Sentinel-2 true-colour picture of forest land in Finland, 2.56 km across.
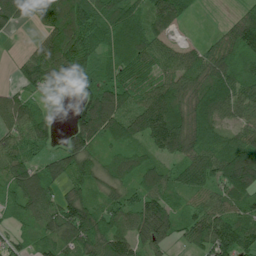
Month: July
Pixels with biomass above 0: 86%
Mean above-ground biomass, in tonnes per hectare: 85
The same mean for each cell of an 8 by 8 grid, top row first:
98 107 130 110 76 79 2 52
2 101 99 82 100 57 57 109
34 103 92 98 75 91 109 93
83 24 80 139 101 122 109 69
56 36 112 69 66 125 90 97
90 84 99 91 104 78 98 195
66 91 111 66 93 54 76 80
41 70 101 103 82 43 96 117
